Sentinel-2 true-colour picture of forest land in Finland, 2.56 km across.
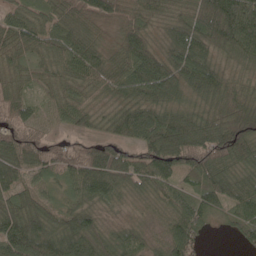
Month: May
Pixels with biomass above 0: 94%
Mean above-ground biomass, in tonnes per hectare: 73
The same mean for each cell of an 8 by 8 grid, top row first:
53 52 75 63 66 59 120 135
69 62 80 43 94 93 81 86
52 45 68 73 118 90 105 35
62 42 59 54 87 64 58 77
84 57 44 73 89 122 115 107
74 53 92 119 85 83 96 58
73 58 72 26 15 65 71 72
110 98 105 53 36 86 17 37
